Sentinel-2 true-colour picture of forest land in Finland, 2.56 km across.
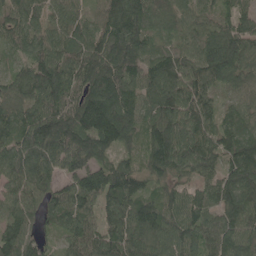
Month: May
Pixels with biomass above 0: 97%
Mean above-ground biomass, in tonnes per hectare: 111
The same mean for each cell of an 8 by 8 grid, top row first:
88 84 70 138 128 87 60 80
60 115 107 174 111 85 140 129
86 134 112 142 121 135 119 85
104 136 153 177 113 126 88 61
125 154 131 115 92 169 99 119
103 108 103 140 87 79 78 138
90 92 102 105 121 96 92 149
134 36 95 112 129 120 100 118
